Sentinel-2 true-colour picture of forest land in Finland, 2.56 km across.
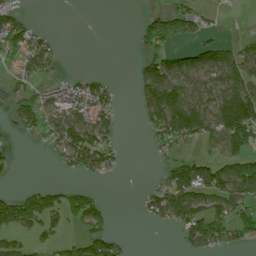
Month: July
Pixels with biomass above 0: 48%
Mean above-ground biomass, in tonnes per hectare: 63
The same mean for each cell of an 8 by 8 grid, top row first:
54 0 0 0 26 76 25 1
86 57 0 0 40 58 89 57
39 37 42 18 93 133 85 125
41 81 131 55 62 185 118 229
7 36 138 44 7 68 47 96
8 0 39 20 2 109 113 171
98 105 99 13 40 135 114 83
46 36 56 60 0 14 122 45
